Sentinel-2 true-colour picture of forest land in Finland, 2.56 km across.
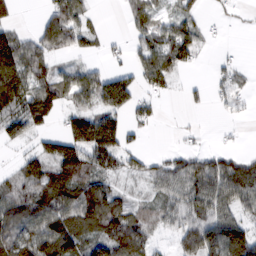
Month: February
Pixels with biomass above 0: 65%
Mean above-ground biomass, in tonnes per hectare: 57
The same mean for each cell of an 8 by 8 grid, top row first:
18 52 65 0 70 47 15 9
117 71 45 17 60 101 11 4
116 76 71 16 52 27 18 24
62 83 66 42 31 1 9 12
11 50 107 100 17 6 8 6
40 69 77 46 44 85 115 108
69 89 103 98 39 72 85 63
104 101 78 90 71 39 100 121
